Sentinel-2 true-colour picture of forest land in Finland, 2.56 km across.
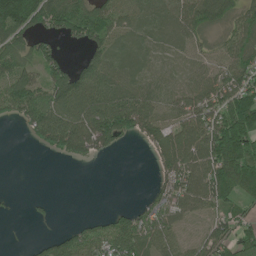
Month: June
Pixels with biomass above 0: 71%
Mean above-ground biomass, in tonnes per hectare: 71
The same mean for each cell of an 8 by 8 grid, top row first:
170 115 119 95 53 66 106 72
88 53 38 58 35 30 37 87
95 95 91 86 40 16 70 91
69 116 124 148 96 51 93 178
0 80 129 77 36 126 136 185
0 0 0 0 0 100 119 139
2 7 0 12 40 80 64 40
0 37 76 102 98 55 68 76
